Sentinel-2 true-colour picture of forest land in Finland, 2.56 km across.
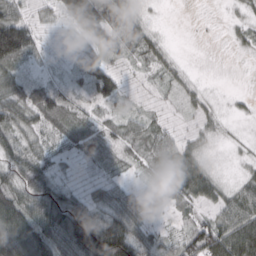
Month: March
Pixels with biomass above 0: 80%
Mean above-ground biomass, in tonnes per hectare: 52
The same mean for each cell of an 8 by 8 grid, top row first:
62 18 115 74 24 0 1 13
175 18 16 70 56 8 0 14
53 23 33 68 15 28 4 0
66 78 39 27 20 8 25 9
53 40 55 43 54 47 18 7
61 71 15 24 27 105 65 16
117 115 75 58 54 35 36 74
132 103 149 169 51 37 126 118
